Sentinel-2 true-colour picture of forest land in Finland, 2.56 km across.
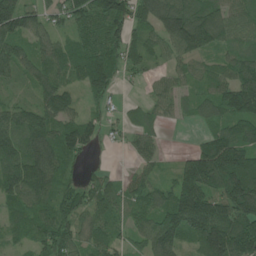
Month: June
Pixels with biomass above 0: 86%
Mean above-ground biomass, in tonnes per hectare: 104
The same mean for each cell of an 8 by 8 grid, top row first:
164 72 105 164 91 158 124 75
103 74 102 128 101 114 110 73
64 88 79 94 34 55 67 127
93 130 64 39 40 50 74 147
132 144 124 19 62 0 100 151
143 133 46 34 62 95 204 219
89 98 93 86 97 194 213 202
44 108 90 84 85 135 182 189
